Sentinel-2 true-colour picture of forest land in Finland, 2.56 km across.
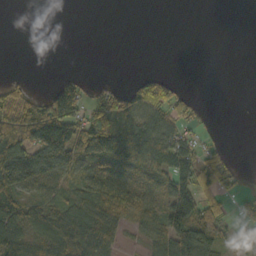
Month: October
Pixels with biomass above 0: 51%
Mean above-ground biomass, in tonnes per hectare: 56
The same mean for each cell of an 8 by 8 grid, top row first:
0 0 0 0 0 0 0 0
0 0 0 0 0 0 0 0
16 3 38 9 34 23 0 0
115 122 104 114 83 66 8 0
126 170 162 102 103 103 25 0
117 72 53 111 72 113 84 39
75 77 100 125 53 120 87 25
93 87 162 101 25 112 105 42
